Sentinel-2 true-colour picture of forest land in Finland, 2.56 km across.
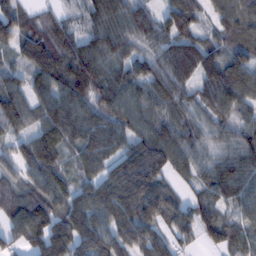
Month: February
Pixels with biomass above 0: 93%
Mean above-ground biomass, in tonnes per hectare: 97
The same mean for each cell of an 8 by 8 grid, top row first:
86 45 42 107 83 115 47 114
72 123 110 107 68 103 95 86
67 113 159 111 94 100 111 117
134 98 104 103 95 81 78 71
70 126 86 94 106 110 68 100
64 96 63 93 130 64 79 112
100 129 130 137 127 84 83 78
66 156 152 122 118 77 55 68
